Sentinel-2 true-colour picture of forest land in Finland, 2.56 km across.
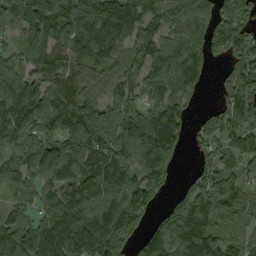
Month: September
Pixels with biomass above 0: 87%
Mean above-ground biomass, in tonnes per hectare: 107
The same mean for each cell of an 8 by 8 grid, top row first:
85 128 202 187 128 88 82 98
51 94 124 132 125 132 107 137
85 124 114 88 109 127 41 154
126 131 134 131 99 104 36 131
86 89 125 134 127 98 59 84
60 83 110 125 130 32 91 86
36 71 103 117 91 145 139 76
117 121 124 155 78 155 136 58
